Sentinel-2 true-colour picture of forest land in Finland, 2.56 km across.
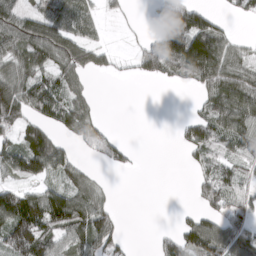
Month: March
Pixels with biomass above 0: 61%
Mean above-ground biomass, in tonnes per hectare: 72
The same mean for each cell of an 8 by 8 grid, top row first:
114 125 97 19 5 146 72 29
94 122 112 23 55 150 177 45
93 83 59 8 33 37 115 134
123 97 88 0 0 1 79 124
72 135 50 66 0 13 82 92
71 63 58 6 1 0 59 56
170 169 120 47 0 7 63 72
135 81 77 70 0 80 142 103
